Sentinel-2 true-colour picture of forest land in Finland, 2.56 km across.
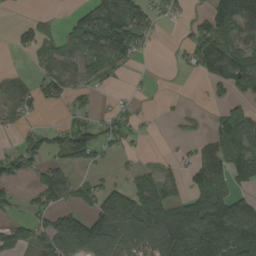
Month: August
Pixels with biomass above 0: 56%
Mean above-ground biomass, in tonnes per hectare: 70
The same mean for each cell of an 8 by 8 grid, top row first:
4 11 53 141 88 29 77 168
29 38 77 132 31 13 158 99
37 67 57 18 4 2 68 128
55 8 31 30 8 9 13 68
31 61 108 38 7 10 50 121
61 72 21 9 67 34 111 74
21 71 47 155 149 99 127 102
70 95 168 123 91 205 181 139
